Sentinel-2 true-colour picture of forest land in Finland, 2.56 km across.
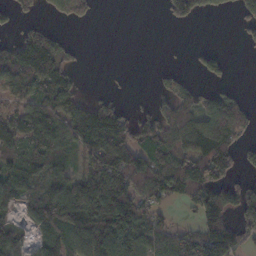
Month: November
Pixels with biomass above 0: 59%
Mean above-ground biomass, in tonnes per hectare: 82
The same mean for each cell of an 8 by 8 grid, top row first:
63 30 56 0 0 78 38 53
101 131 12 0 0 2 22 8
121 137 35 3 0 34 42 3
66 104 108 106 23 93 97 98
81 142 96 201 93 108 157 71
88 90 76 163 116 151 140 50
45 120 174 180 86 17 162 114
75 53 119 184 114 65 148 89
